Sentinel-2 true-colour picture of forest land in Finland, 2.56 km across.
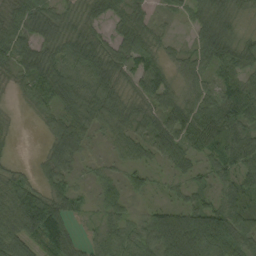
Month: September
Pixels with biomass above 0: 87%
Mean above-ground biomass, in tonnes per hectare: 56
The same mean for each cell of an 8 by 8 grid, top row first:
60 45 33 40 27 25 57 27
66 45 42 41 49 20 76 51
38 83 12 48 79 28 49 61
6 46 54 59 44 75 67 101
8 28 56 32 54 75 92 78
35 39 20 26 30 29 36 71
131 117 23 41 21 55 81 79
83 87 28 55 65 163 156 104
